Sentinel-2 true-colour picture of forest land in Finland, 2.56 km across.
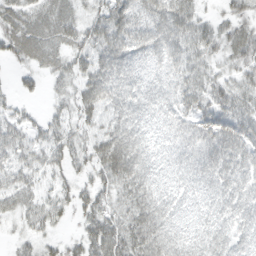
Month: March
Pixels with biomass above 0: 86%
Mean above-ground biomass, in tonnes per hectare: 44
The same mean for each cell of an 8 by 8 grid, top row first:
42 41 28 56 47 65 16 33
49 44 42 72 50 51 34 41
17 20 38 74 40 37 35 29
26 18 37 54 52 42 59 48
57 42 31 78 52 38 53 62
47 27 22 62 57 36 55 54
43 38 30 34 66 41 44 56
14 18 33 73 73 48 58 44
